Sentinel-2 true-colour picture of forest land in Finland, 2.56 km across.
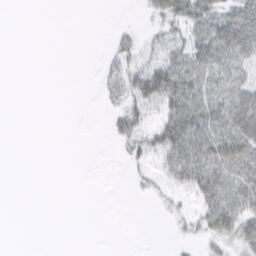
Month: March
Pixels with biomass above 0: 38%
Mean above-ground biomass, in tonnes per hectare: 23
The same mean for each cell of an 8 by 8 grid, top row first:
0 0 0 0 6 37 54 72
0 0 0 13 16 37 70 84
0 0 0 21 41 68 61 50
0 0 0 15 31 62 69 79
0 0 0 6 31 66 79 76
0 0 0 0 8 40 71 55
0 0 0 0 0 7 47 49
0 0 0 0 0 4 22 38
